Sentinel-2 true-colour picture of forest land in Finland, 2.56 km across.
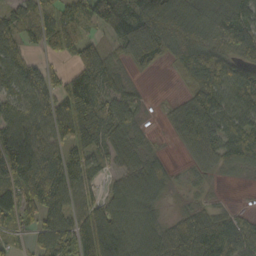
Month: October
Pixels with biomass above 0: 80%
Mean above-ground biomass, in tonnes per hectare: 84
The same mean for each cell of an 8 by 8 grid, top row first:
76 62 72 181 162 181 117 113
72 42 91 38 26 119 145 85
82 72 128 86 5 20 166 122
80 88 169 109 25 46 134 109
112 89 114 79 37 24 88 108
107 133 96 31 81 24 24 20
90 106 77 81 69 12 32 17
28 79 113 153 82 81 101 78
